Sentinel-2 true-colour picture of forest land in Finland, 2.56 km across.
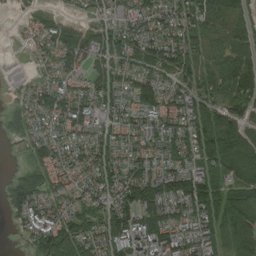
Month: August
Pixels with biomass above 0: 83%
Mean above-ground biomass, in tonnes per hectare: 74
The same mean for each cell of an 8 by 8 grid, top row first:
8 26 22 43 81 99 91 69
4 45 86 73 91 110 76 64
9 47 46 78 69 67 88 114
38 77 86 60 77 72 98 69
11 76 70 81 74 83 109 92
37 65 59 86 112 115 89 88
69 68 65 104 116 77 112 120
7 105 109 102 109 88 67 108
